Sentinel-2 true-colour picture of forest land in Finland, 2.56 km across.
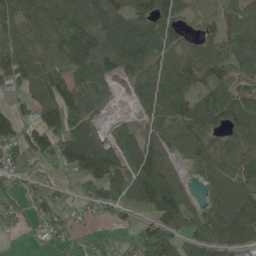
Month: May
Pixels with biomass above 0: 82%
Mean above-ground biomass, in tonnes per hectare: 84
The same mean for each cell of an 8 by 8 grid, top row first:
90 81 95 93 109 91 35 68
105 81 143 120 130 84 65 100
77 120 91 59 90 127 70 56
55 114 110 14 54 108 125 109
85 103 169 87 104 69 56 83
47 37 79 132 150 69 55 77
53 83 29 79 62 139 65 102
2 21 26 38 97 87 103 89
